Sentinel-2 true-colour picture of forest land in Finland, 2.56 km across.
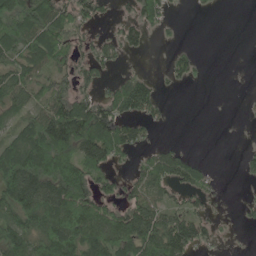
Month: May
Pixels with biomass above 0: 58%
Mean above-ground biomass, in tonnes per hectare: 62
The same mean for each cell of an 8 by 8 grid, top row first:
75 95 66 21 65 8 3 0
75 89 36 44 31 19 0 0
80 52 57 33 48 28 5 1
60 89 109 99 67 1 0 1
91 146 126 112 35 20 0 2
153 148 133 51 63 78 33 11
101 118 125 68 105 57 34 10
94 115 117 112 139 144 43 2
